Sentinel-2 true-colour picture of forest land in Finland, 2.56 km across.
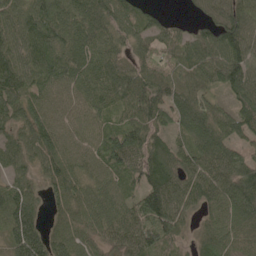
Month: May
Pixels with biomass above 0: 93%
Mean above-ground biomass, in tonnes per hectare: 80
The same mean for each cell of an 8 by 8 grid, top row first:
110 131 102 96 56 14 47 100
116 106 96 75 49 58 78 110
118 86 85 103 96 67 70 98
95 65 65 60 94 91 63 77
80 84 57 102 94 55 87 58
71 67 66 58 88 80 81 98
125 37 68 64 116 84 61 98
97 85 59 55 87 48 54 62
